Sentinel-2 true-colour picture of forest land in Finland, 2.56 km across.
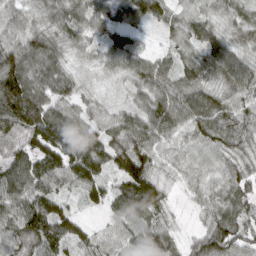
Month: March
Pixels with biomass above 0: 94%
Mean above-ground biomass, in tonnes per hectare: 77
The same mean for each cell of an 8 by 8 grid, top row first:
65 65 82 80 85 46 55 58
92 83 44 76 37 49 70 54
88 95 41 26 78 72 66 85
148 104 70 50 83 106 102 84
74 117 123 95 91 60 79 71
91 105 107 61 117 50 57 69
97 103 34 64 113 13 58 69
94 120 71 46 87 52 99 78
